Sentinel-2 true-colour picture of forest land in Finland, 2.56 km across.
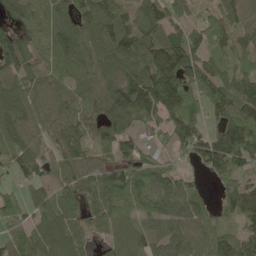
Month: May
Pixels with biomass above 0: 88%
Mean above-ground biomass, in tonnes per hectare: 94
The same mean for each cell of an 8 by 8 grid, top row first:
53 73 103 123 115 96 61 88
94 69 116 144 145 155 107 71
84 71 65 126 170 165 120 93
121 90 89 123 119 145 78 107
85 51 62 84 45 86 124 149
51 52 74 91 107 72 53 79
86 91 56 68 66 94 44 115
76 145 68 60 75 95 94 107
